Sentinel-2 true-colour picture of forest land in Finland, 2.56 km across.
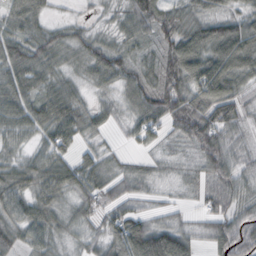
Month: October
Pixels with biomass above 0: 90%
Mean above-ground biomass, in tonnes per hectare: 53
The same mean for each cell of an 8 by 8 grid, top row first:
67 30 9 18 86 57 57 46
67 68 37 40 27 81 91 100
74 51 27 51 46 86 113 68
71 74 54 25 65 81 82 44
45 58 40 10 29 18 76 38
73 76 66 37 29 12 34 45
63 61 42 40 25 16 30 44
53 52 23 53 105 77 41 76
